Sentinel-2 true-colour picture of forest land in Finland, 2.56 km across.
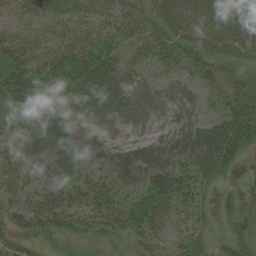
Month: August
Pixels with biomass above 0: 80%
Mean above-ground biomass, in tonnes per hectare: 37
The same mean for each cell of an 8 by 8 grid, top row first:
24 28 29 33 30 40 45 27
33 25 41 32 28 28 28 26
50 69 75 65 33 26 23 21
49 65 56 56 53 51 23 44
28 71 71 47 47 51 67 54
34 39 30 31 46 35 38 7
34 45 32 33 43 29 13 18
23 13 16 18 26 20 18 28
